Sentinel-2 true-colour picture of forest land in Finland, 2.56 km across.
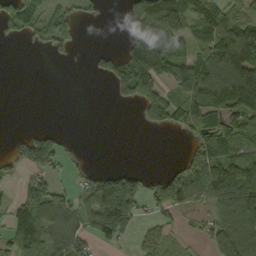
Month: September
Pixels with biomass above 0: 54%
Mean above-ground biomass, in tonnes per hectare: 75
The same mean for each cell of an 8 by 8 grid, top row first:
111 77 40 0 108 135 96 91
1 49 18 13 176 80 114 151
0 0 0 99 197 110 180 207
0 0 0 0 77 95 94 133
36 98 2 0 0 0 90 85
28 60 23 84 54 65 136 176
86 116 72 212 51 77 51 110
123 100 82 77 58 25 51 98
